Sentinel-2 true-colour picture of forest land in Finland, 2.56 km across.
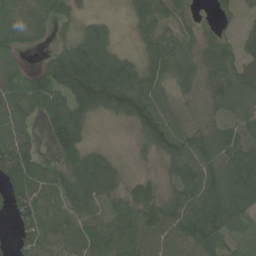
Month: June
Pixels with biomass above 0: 87%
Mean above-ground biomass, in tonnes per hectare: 80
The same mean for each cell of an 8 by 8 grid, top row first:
83 72 35 12 67 55 10 27
63 33 115 83 50 86 73 53
77 118 186 161 92 66 66 88
89 94 107 71 119 56 36 75
118 36 93 7 46 117 119 109
121 80 123 86 22 68 118 137
62 80 105 54 89 89 140 100
35 82 84 101 86 78 91 31
